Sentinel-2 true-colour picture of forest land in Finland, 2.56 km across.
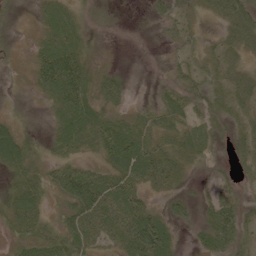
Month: June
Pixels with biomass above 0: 84%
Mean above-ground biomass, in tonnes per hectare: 38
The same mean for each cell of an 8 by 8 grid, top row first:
7 35 19 4 8 31 18 53
7 51 41 4 2 14 20 40
6 76 73 30 2 26 30 36
9 19 78 36 22 52 28 24
68 24 57 84 64 39 30 16
40 35 64 61 70 41 8 12
62 27 78 73 51 29 38 43
30 49 60 49 101 25 44 40
